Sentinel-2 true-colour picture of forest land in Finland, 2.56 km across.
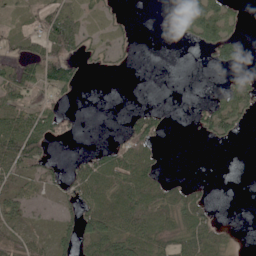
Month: June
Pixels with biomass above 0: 48%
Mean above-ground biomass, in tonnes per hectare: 32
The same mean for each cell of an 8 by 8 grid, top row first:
20 55 33 14 0 27 70 17
26 61 36 20 0 0 33 42
67 63 23 0 0 0 0 18
56 38 3 0 23 0 30 47
97 40 2 19 58 0 6 6
42 36 54 73 56 5 0 0
39 6 49 64 80 59 34 0
44 28 56 85 58 60 77 5
